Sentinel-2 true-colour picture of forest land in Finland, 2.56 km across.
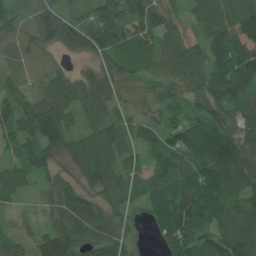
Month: June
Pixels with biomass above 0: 90%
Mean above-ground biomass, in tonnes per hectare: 93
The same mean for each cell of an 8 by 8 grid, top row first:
93 149 84 131 124 48 105 134
65 69 121 109 87 89 101 134
47 73 70 101 74 93 99 132
112 149 105 83 56 57 96 72
71 127 93 111 57 94 127 101
70 64 87 108 63 101 117 108
27 57 114 76 56 129 114 97
61 111 110 102 24 108 87 137
